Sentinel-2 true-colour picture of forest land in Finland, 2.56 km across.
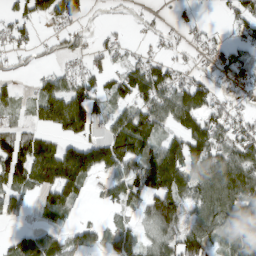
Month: March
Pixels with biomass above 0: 67%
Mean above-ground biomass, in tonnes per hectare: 69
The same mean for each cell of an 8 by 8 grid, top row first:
53 76 26 10 14 13 2 52
36 24 26 36 11 19 32 52
28 40 52 57 118 55 40 66
33 105 146 49 93 122 69 21
103 55 98 111 101 78 118 80
110 122 135 69 122 144 129 142
52 67 19 20 61 88 108 131
48 72 56 53 50 82 84 114
